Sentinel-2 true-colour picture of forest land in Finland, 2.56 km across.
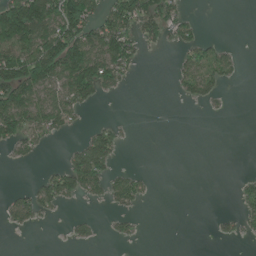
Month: June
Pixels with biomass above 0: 36%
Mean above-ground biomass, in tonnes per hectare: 45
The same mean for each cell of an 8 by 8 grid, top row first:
203 166 155 92 84 47 0 0
136 150 151 129 27 27 44 8
170 126 140 65 1 27 65 11
141 88 32 0 0 0 5 0
49 15 34 60 0 0 0 0
0 34 104 47 17 0 0 10
48 35 5 22 9 0 0 31
0 0 19 12 4 0 3 18
